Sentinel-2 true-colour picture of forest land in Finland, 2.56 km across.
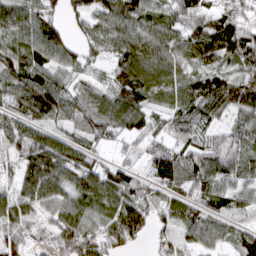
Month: March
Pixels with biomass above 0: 90%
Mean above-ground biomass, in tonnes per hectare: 87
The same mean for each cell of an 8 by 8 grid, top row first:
98 82 71 109 98 97 98 88
90 126 59 89 111 101 116 133
110 101 53 74 129 80 95 107
86 110 80 120 90 55 90 91
95 125 86 41 43 69 72 72
68 130 112 102 62 90 119 106
79 56 84 88 101 77 67 50
71 31 127 103 39 63 59 62
